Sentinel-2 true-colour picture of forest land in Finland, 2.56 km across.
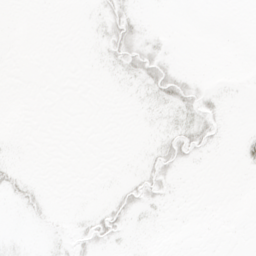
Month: April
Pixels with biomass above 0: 13%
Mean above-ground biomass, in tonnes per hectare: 3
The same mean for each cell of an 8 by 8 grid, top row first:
0 0 0 13 2 0 0 0
0 0 0 15 15 1 0 0
0 0 0 1 13 17 1 0
0 0 0 0 1 9 7 0
0 0 0 0 1 16 8 4
6 0 0 0 9 5 0 0
2 3 0 12 7 0 0 0
1 2 7 10 0 0 0 0
